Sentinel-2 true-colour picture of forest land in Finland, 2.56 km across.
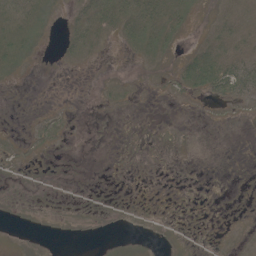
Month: May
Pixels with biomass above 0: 32%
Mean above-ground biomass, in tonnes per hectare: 6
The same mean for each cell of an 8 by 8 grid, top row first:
12 15 13 25 23 14 6 13
19 2 14 2 18 5 19 14
4 0 0 4 4 13 38 37
0 3 0 2 0 1 2 4
3 4 0 0 0 0 0 0
1 1 0 0 0 0 0 0
2 1 0 3 3 0 0 0
7 5 3 3 9 4 0 2
